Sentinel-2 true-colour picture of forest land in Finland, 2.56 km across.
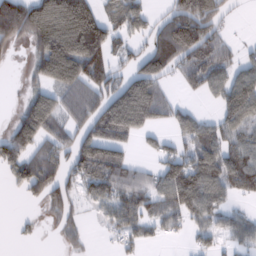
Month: February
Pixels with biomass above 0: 61%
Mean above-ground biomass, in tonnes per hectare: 84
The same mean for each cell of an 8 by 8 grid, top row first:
193 194 209 69 59 140 185 5
36 140 209 92 66 167 117 20
1 90 119 114 151 40 86 72
38 135 66 192 172 63 12 112
144 76 116 108 22 48 82 67
64 104 78 109 57 115 112 97
1 47 27 73 75 95 81 21
13 2 34 21 47 17 36 50
